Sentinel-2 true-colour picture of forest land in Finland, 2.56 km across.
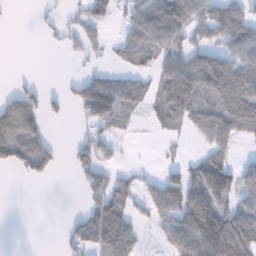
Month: January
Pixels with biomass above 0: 54%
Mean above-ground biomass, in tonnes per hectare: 58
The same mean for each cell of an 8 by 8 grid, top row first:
1 9 35 48 95 126 83 82
0 5 26 22 81 71 75 90
10 1 43 49 32 140 143 128
107 38 42 94 26 96 73 145
98 36 42 35 1 10 48 28
8 22 38 43 16 56 151 68
0 0 16 100 34 115 143 70
0 0 62 97 19 66 136 129
